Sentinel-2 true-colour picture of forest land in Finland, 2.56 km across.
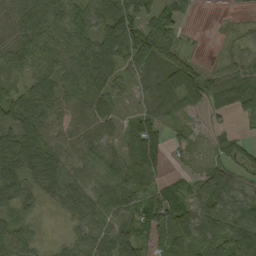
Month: September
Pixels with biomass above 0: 87%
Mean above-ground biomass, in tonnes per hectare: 54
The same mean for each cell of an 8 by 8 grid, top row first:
57 50 56 80 66 55 0 7
60 60 76 95 78 36 1 22
29 63 87 48 34 79 51 89
74 69 70 43 25 28 36 68
77 56 58 37 82 15 14 27
82 78 43 62 66 16 60 41
43 15 61 55 68 66 84 91
62 10 59 78 47 54 71 112
